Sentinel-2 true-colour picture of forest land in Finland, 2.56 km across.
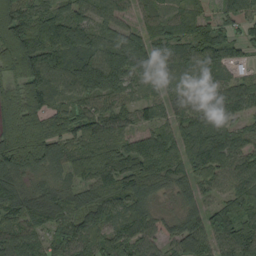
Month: September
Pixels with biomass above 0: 92%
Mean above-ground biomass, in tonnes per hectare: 89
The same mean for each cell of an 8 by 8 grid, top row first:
143 112 76 63 46 53 44 62
175 137 132 100 98 77 91 52
112 115 130 127 58 42 54 54
142 101 80 78 46 54 98 73
172 91 76 73 99 85 103 73
101 67 69 115 122 54 72 89
106 116 81 89 80 42 68 83
91 79 95 87 85 77 100 102
